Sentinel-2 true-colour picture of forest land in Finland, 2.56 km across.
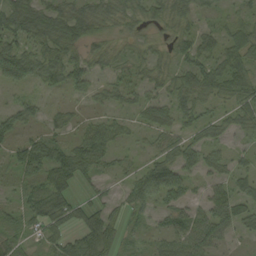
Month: September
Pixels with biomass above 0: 73%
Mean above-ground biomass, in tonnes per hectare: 43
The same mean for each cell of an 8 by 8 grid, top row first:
91 79 65 22 23 33 16 34
65 74 49 11 10 35 43 79
37 26 21 27 22 40 71 72
54 27 17 27 34 57 29 56
41 29 58 42 17 56 55 13
20 54 35 23 74 75 32 40
24 77 42 32 44 60 53 63
37 29 45 40 21 70 67 14
